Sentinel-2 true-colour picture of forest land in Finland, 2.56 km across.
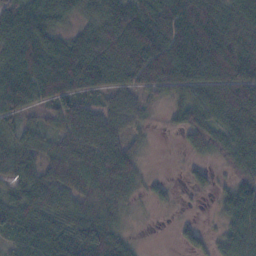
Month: November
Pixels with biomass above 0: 86%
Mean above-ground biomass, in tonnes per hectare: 70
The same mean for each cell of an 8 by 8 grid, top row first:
84 83 41 89 108 114 108 87
103 100 96 97 132 105 114 96
122 129 109 77 79 83 93 102
63 44 70 58 32 49 77 91
55 42 86 78 17 5 49 68
64 69 77 91 24 3 22 45
69 72 68 49 7 9 2 84
55 113 109 93 5 13 24 71
